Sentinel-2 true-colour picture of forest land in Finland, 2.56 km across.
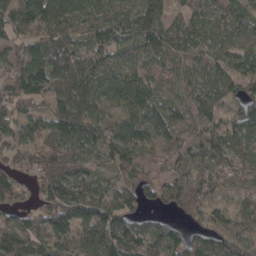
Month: April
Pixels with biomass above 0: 92%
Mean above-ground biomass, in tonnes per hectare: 84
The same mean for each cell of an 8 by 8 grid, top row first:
97 138 75 77 109 41 63 57
70 107 75 90 78 66 54 70
103 128 135 79 72 56 68 77
72 72 110 42 95 76 69 80
78 87 105 96 73 75 125 93
74 107 97 49 69 86 90 70
63 113 113 110 54 73 81 49
91 86 91 129 94 68 87 75
